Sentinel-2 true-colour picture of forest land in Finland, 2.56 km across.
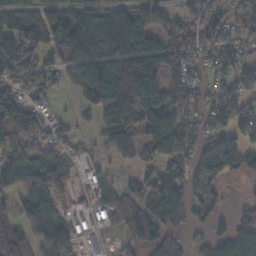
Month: November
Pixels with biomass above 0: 71%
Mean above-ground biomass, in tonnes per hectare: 76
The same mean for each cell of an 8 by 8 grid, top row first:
60 109 105 94 73 60 83 62
95 102 150 142 161 98 86 79
57 51 114 126 200 55 42 74
94 37 36 94 109 66 65 69
99 65 22 81 82 106 62 64
102 75 18 23 56 83 64 47
46 51 20 70 95 96 50 17
100 92 38 11 99 67 60 63
